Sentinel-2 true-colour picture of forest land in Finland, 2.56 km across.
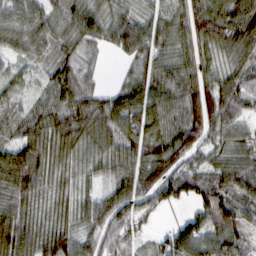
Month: February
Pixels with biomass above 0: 91%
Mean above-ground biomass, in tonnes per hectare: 70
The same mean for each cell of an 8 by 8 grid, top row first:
79 66 72 57 51 75 103 103
49 56 50 40 72 70 75 82
42 47 64 6 68 80 76 66
39 74 90 86 94 83 91 60
70 95 86 69 84 60 45 47
107 64 55 55 96 92 61 75
68 46 67 86 59 31 90 72
99 84 81 69 29 93 90 71
